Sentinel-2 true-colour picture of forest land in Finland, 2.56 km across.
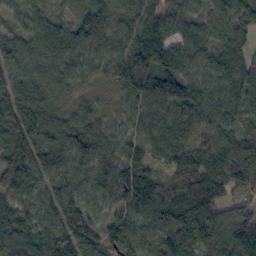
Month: October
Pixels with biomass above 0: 97%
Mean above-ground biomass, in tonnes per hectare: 96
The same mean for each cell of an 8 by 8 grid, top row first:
62 62 46 57 75 75 71 93
75 116 100 65 129 91 67 60
83 84 54 71 158 136 89 100
170 110 65 40 85 81 114 93
141 105 102 83 63 86 118 93
156 84 82 96 94 95 96 101
93 103 114 76 96 145 108 71
132 126 135 106 92 139 102 135
